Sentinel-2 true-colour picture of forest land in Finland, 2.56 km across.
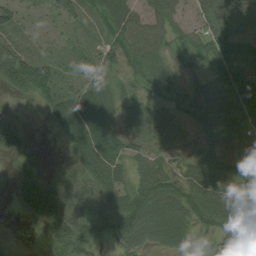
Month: August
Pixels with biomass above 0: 83%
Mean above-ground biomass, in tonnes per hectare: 50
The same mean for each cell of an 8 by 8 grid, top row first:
36 30 30 66 49 44 52 38
32 16 15 44 59 33 48 35
62 62 26 26 41 45 39 59
4 38 101 53 50 48 68 64
39 0 71 67 45 29 51 55
29 22 45 78 67 64 101 68
13 98 56 70 85 66 104 80
4 52 81 61 56 51 31 51
